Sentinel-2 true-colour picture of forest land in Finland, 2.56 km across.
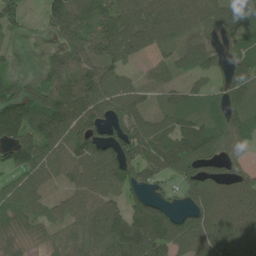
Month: June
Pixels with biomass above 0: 84%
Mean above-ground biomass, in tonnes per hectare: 93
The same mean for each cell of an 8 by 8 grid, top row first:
65 79 110 117 96 112 81 94
16 29 109 119 72 71 89 80
54 83 128 99 35 47 68 115
136 147 129 93 76 105 88 75
116 119 117 91 116 121 120 65
55 71 93 119 92 71 94 65
85 58 88 93 124 41 132 122
82 36 62 138 174 126 121 127
